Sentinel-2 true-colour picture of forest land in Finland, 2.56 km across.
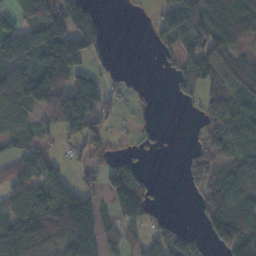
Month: November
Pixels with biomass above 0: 63%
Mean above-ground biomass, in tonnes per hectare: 70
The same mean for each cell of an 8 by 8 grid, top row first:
49 128 114 1 2 114 126 111
92 116 111 18 2 48 77 40
100 155 94 19 2 44 69 64
83 75 188 35 3 1 56 94
54 31 59 34 11 0 74 64
91 102 30 99 54 1 82 80
87 134 130 72 116 0 64 96
140 87 134 35 49 85 46 115
